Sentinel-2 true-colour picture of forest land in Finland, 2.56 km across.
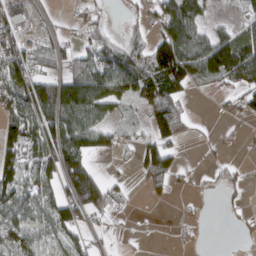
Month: March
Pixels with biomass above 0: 58%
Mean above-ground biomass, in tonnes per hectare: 63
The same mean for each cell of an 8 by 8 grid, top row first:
88 15 25 10 29 129 38 29
93 45 39 66 55 147 108 117
110 82 109 117 132 127 60 79
94 121 119 45 53 106 1 40
103 109 106 29 41 53 8 12
91 78 162 17 51 35 6 14
93 104 124 59 3 6 2 11
101 102 65 14 4 9 2 6
